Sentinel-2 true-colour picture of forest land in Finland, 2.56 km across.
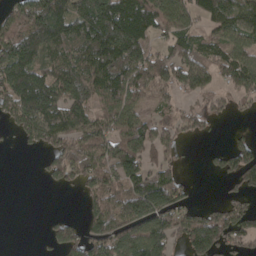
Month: April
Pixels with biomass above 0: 68%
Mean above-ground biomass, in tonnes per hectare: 102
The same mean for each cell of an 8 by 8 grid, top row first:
113 171 137 221 170 136 113 123
157 138 131 204 135 95 85 97
140 118 134 160 110 111 103 134
144 164 112 130 62 61 59 22
13 90 106 149 131 67 7 40
0 46 93 131 132 60 13 93
0 1 24 155 171 108 44 72
0 35 109 138 175 76 175 88
